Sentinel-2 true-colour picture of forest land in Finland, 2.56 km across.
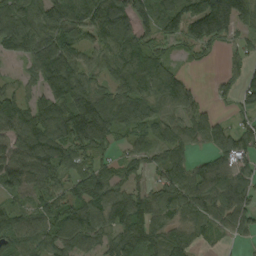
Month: September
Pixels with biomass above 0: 82%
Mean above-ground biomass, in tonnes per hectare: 87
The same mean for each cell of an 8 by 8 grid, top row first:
118 121 109 125 36 71 160 114
86 135 82 103 81 28 50 39
25 130 129 75 111 100 7 55
108 121 165 111 89 75 44 35
94 140 123 65 64 90 64 75
64 87 97 71 44 93 98 70
70 81 97 125 99 93 91 89
107 99 99 78 106 74 41 25
